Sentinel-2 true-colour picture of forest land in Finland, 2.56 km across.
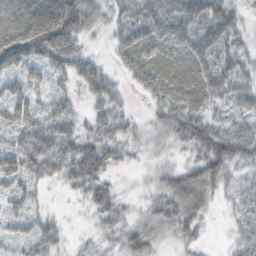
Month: October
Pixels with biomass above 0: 84%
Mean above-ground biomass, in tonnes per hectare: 46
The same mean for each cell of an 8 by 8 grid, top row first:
80 97 76 30 56 49 62 27
106 101 43 26 71 66 65 30
55 41 52 31 65 58 65 43
61 45 21 59 12 52 38 36
47 73 60 62 23 31 76 68
62 50 71 28 10 41 66 26
33 13 11 49 17 46 20 20
41 53 8 21 38 22 7 27
